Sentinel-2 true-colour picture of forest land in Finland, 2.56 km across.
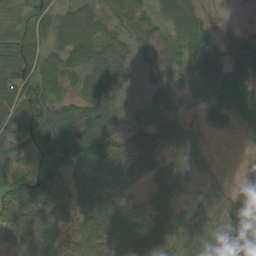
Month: September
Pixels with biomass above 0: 82%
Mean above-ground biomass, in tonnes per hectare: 44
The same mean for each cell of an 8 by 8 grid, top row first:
41 59 52 31 29 71 20 5
77 56 73 42 22 47 50 28
84 61 40 49 15 32 42 54
75 73 55 41 11 17 27 53
56 87 90 48 34 39 12 2
58 80 53 45 37 28 19 0
48 53 53 54 21 33 26 19
38 56 48 73 57 35 45 42
